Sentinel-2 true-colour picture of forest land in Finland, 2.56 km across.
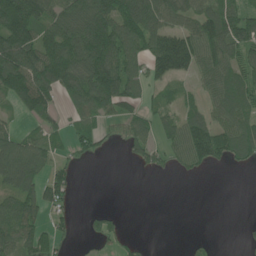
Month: June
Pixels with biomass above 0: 61%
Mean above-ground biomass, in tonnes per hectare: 72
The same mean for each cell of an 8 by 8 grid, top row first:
168 98 120 124 141 87 104 79
177 137 151 150 108 179 112 79
149 153 136 157 78 60 56 72
39 70 58 58 38 46 54 82
88 72 44 19 65 66 151 110
144 71 10 0 9 14 8 1
113 78 4 11 0 0 0 0
92 68 9 33 8 0 7 8
